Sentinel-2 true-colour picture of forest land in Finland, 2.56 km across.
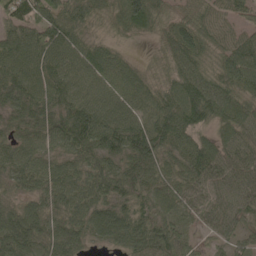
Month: May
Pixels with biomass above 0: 95%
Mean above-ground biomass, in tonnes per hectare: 80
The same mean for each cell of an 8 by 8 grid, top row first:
90 76 72 72 116 59 66 47
87 99 70 38 5 118 70 91
100 90 82 86 49 83 96 87
78 90 119 87 82 120 109 100
61 63 99 98 124 85 66 64
77 83 79 88 113 70 77 70
65 76 92 81 67 52 46 64
129 90 60 68 113 72 23 44
